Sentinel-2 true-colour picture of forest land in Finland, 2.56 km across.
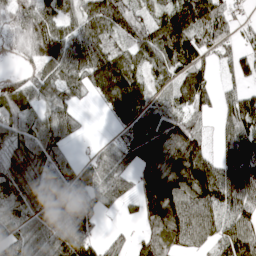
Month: April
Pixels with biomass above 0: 83%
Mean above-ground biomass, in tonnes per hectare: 83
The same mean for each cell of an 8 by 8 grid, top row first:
72 96 91 155 64 131 134 21
26 110 92 86 102 161 72 50
41 63 71 175 83 75 66 42
69 56 27 74 117 82 45 108
63 86 12 32 136 153 45 113
85 55 61 82 103 143 136 123
67 67 72 31 95 123 90 86
59 75 154 30 51 79 57 117
